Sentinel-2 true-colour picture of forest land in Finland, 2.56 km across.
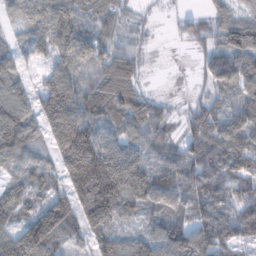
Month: January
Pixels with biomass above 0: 89%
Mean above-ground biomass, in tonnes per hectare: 91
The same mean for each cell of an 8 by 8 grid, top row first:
68 125 102 83 18 21 45 52
63 86 141 92 30 2 42 136
86 76 81 157 33 0 46 102
123 130 122 119 101 22 66 94
120 75 172 105 87 57 102 110
51 66 172 204 140 123 96 82
113 107 133 157 92 67 81 86
130 129 67 95 81 109 92 72
